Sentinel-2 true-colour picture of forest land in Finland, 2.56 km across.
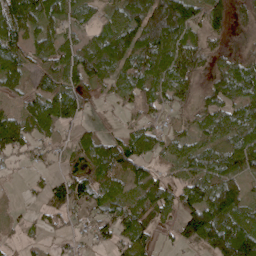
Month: April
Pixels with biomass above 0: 79%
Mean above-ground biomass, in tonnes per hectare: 70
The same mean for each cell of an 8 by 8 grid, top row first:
126 94 46 48 131 160 104 44
70 73 75 118 124 100 58 24
66 45 83 67 84 104 45 100
40 96 53 19 54 37 64 75
74 38 63 73 69 51 60 102
9 38 29 81 54 33 80 84
10 69 52 70 80 66 154 96
18 20 21 52 62 47 117 167
